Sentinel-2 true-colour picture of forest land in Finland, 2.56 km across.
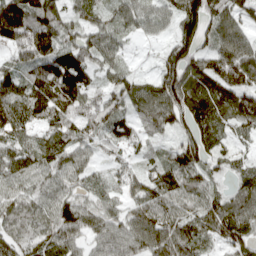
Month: April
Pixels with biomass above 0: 93%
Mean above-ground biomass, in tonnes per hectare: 84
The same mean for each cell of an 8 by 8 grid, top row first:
134 135 60 65 73 87 144 85
97 126 109 70 8 104 93 123
64 112 86 69 37 124 104 113
74 87 100 79 86 110 98 106
77 83 72 45 40 69 107 29
86 74 61 38 71 122 68 57
87 70 82 48 91 84 90 94
78 90 56 94 118 127 67 68
